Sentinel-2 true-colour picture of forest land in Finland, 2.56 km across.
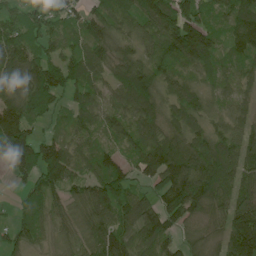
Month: June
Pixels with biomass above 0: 89%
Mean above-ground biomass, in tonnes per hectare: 89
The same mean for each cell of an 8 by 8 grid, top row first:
54 54 65 93 99 152 57 106
99 52 61 89 70 123 122 71
98 142 99 73 138 69 58 56
149 63 71 66 92 75 60 53
158 86 58 49 90 101 98 87
46 98 69 101 80 159 159 109
31 69 66 117 101 124 91 114
70 40 61 136 78 60 63 193
